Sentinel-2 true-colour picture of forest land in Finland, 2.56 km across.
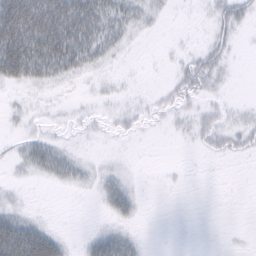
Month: February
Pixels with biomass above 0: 42%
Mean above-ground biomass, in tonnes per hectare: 15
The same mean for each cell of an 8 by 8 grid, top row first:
73 74 54 29 12 1 6 22
70 67 47 17 1 2 19 3
28 24 8 6 1 15 25 1
5 3 6 8 11 13 12 6
7 20 3 2 1 2 12 13
3 15 12 12 1 1 0 0
9 1 0 17 3 0 0 0
70 47 5 37 5 0 0 1
